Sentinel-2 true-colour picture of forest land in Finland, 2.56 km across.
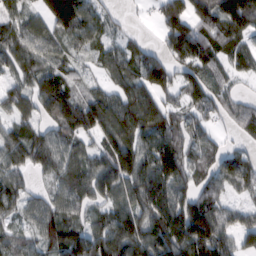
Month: February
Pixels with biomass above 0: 86%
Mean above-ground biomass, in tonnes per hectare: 94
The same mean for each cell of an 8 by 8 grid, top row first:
89 126 123 33 8 109 103 185
98 87 62 55 59 93 103 84
68 135 53 66 120 89 81 40
74 95 159 129 146 65 67 70
98 114 72 120 100 103 57 31
63 59 107 136 138 123 79 107
69 82 72 83 126 143 115 54
65 92 107 128 133 136 177 72
